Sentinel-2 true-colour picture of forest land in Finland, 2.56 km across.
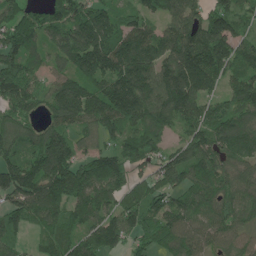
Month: June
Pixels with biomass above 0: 90%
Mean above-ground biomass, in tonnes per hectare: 126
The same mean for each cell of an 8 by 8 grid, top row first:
102 100 140 99 89 110 128 95
176 93 187 181 173 180 188 101
170 71 120 163 153 200 154 108
101 76 141 149 152 152 111 135
118 162 72 79 142 62 139 127
157 193 153 168 64 118 137 100
120 163 128 108 151 130 117 122
64 82 125 119 84 109 87 85
